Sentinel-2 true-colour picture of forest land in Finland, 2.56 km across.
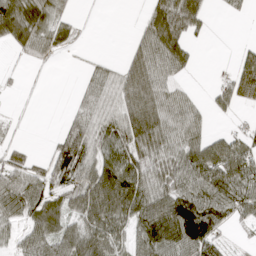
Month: April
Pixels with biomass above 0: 66%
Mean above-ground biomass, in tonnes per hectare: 50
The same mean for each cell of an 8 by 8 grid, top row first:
96 55 10 0 24 94 29 16
32 43 12 0 55 70 2 15
4 2 9 41 78 34 1 59
2 0 26 46 90 55 15 12
17 12 74 68 72 61 59 49
59 59 78 103 74 65 86 82
75 73 61 98 84 105 85 60
36 69 79 72 78 108 86 10
